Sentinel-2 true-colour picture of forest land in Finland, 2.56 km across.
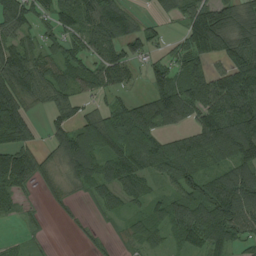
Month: August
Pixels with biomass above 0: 78%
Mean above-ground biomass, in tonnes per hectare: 86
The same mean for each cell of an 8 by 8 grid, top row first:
97 60 97 153 24 48 156 96
103 59 77 92 66 45 129 130
148 101 80 96 41 101 114 138
128 48 53 82 118 109 110 137
125 46 138 126 133 78 122 155
151 46 84 84 73 85 68 96
37 15 12 39 51 90 136 133
18 9 12 14 66 52 118 69
